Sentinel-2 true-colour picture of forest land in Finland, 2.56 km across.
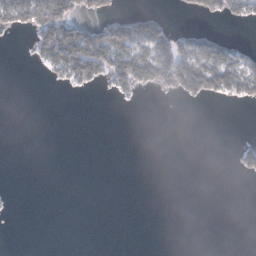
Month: January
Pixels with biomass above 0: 21%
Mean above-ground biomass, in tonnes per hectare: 21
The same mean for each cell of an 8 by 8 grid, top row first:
58 95 38 26 43 3 23 29
1 85 123 114 64 84 59 24
0 10 56 55 66 95 92 68
0 0 0 0 0 0 0 0
0 0 0 0 0 0 0 13
0 0 0 0 0 0 0 13
1 0 0 0 0 0 0 0
0 0 0 0 0 0 0 0
